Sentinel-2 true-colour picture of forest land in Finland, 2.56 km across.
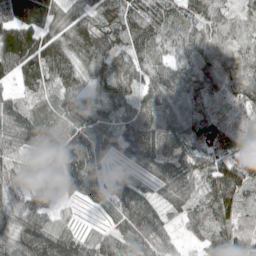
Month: May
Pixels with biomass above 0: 96%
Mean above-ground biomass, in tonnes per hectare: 88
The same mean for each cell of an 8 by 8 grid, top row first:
135 100 84 102 99 78 76 49
144 133 116 120 93 57 77 62
60 78 76 101 56 73 98 77
90 63 112 88 92 100 106 87
74 76 117 76 141 114 120 138
48 32 111 44 54 142 96 154
68 40 26 70 107 62 74 86
108 138 71 86 83 40 62 88
